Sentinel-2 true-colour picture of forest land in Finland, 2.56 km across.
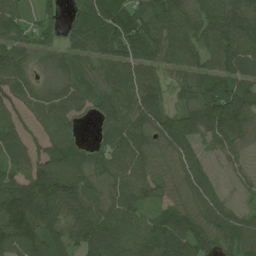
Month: June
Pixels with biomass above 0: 91%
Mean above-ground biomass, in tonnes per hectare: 79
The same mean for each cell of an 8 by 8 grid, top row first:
61 37 61 110 96 108 97 109
73 46 64 85 89 87 79 85
83 41 68 81 98 44 83 67
47 79 51 86 98 66 127 127
67 73 51 86 75 70 41 47
78 108 92 86 69 57 41 25
130 110 97 95 62 65 73 31
127 86 80 112 98 111 75 76
